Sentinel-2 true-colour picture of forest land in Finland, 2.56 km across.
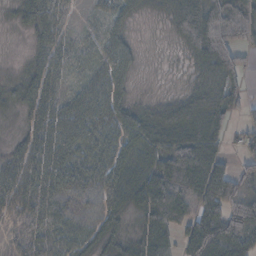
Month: November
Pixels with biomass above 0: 88%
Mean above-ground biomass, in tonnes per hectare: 65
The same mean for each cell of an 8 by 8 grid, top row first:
27 62 9 44 22 76 145 102
4 50 26 55 11 21 134 68
30 62 26 66 8 10 70 48
23 68 74 75 53 85 106 35
24 74 77 70 94 102 103 33
61 86 72 75 79 159 175 81
43 74 45 60 68 127 90 105
25 40 49 47 71 51 117 96
